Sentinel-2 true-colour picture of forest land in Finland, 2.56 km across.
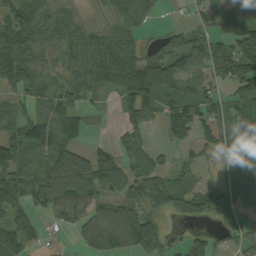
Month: September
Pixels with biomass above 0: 76%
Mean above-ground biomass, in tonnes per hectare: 74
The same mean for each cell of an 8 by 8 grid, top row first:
101 65 38 41 52 4 43 110
118 66 89 98 48 85 114 118
80 52 67 70 113 105 68 118
51 68 55 12 81 107 72 65
73 108 45 25 37 44 39 82
111 112 109 101 88 67 21 97
101 83 91 80 77 83 109 65
98 22 56 113 104 11 36 48
